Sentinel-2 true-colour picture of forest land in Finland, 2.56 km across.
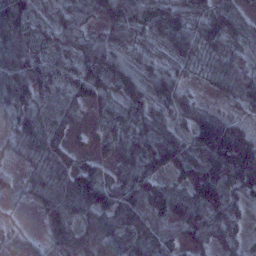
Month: January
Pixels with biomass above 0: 93%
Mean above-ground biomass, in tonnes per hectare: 72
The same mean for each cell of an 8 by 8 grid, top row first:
113 28 66 68 70 65 82 55
91 51 74 67 29 67 68 58
104 79 90 78 69 63 32 105
59 53 43 60 66 64 39 36
43 63 20 42 88 99 149 155
14 59 94 52 102 72 145 129
5 64 80 107 107 110 144 63
49 42 96 77 74 43 64 47
